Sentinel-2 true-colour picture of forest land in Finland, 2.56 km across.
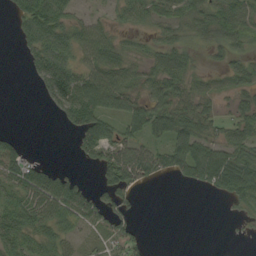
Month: September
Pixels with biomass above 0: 65%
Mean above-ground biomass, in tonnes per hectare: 40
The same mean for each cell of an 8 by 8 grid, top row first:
35 101 24 24 40 48 54 60
11 83 51 46 20 39 23 29
0 84 62 71 40 47 19 39
0 15 93 60 65 60 28 36
24 0 33 63 46 72 52 46
57 45 16 53 58 33 72 94
47 55 62 57 4 0 0 23
47 31 18 36 14 0 0 2
